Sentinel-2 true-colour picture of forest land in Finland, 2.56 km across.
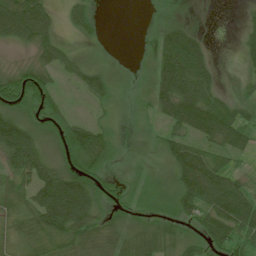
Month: July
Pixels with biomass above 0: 69%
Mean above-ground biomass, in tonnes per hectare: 44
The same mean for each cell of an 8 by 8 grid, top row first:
114 53 34 0 1 8 1 8
21 55 8 1 11 102 24 25
55 37 34 19 8 113 57 12
63 49 6 9 11 90 96 38
111 41 88 33 2 47 44 49
52 71 81 22 10 47 93 28
34 102 93 36 20 41 70 90
27 49 60 39 56 34 43 46
